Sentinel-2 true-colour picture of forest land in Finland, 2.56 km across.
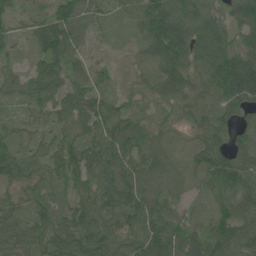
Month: June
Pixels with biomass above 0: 94%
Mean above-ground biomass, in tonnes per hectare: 71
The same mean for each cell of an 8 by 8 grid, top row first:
44 57 70 32 89 97 79 71
33 85 42 11 48 111 125 80
49 90 42 22 47 94 102 123
28 56 80 76 44 56 84 61
53 49 69 107 70 30 73 54
70 58 70 95 77 49 80 96
60 75 70 102 101 50 41 90
87 91 101 85 98 87 85 87
